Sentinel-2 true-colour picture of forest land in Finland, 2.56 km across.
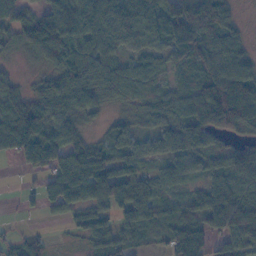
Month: November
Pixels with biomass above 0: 81%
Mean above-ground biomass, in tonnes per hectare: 74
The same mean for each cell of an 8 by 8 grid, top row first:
88 27 107 134 97 129 167 23
28 88 84 67 62 101 98 68
28 55 98 85 99 49 79 105
99 98 66 22 65 64 106 129
115 135 66 59 35 74 60 42
6 71 138 131 64 63 59 79
8 46 80 83 81 45 85 81
33 21 25 58 27 97 70 63
